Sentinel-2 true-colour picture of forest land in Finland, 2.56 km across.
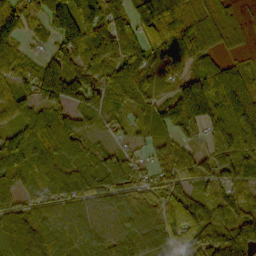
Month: October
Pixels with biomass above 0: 90%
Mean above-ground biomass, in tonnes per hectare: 100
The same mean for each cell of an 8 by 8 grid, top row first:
115 131 177 97 111 113 72 21
57 48 125 181 136 116 83 18
72 158 136 108 127 72 114 82
78 104 92 57 57 116 138 163
160 138 82 34 36 56 78 141
109 105 115 120 62 58 102 110
87 83 75 73 80 83 101 86
138 134 87 70 71 90 171 168
